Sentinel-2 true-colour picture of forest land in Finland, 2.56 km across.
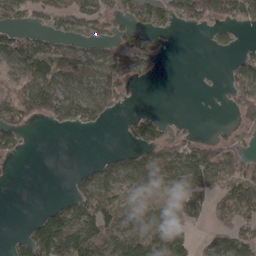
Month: April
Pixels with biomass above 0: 54%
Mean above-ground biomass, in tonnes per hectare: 56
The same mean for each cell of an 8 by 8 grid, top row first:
60 52 89 48 57 66 71 71
110 76 77 55 66 1 9 26
61 109 101 86 12 0 1 68
74 88 99 27 25 0 0 38
47 0 0 4 69 64 46 34
1 0 29 71 83 81 97 81
0 36 83 73 55 59 51 78
29 151 121 73 106 80 38 95
